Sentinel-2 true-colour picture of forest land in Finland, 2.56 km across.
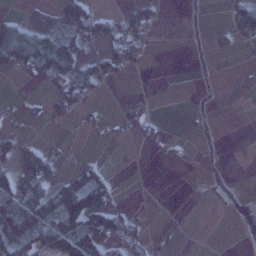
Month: January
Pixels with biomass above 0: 31%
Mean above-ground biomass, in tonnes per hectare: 26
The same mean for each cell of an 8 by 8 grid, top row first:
15 4 52 22 54 0 2 63
91 53 29 49 19 0 6 14
8 41 60 25 0 0 1 5
14 23 23 7 19 0 5 0
43 14 3 5 8 13 0 5
68 56 56 18 0 0 1 0
69 71 131 70 3 2 1 0
68 55 115 71 24 8 0 0
